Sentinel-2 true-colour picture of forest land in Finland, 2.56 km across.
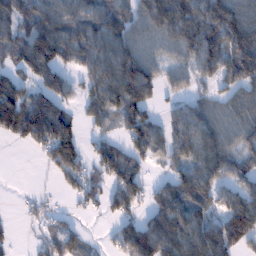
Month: January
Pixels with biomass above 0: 75%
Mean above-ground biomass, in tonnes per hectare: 79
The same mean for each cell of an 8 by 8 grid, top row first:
109 102 90 99 87 125 109 93
103 155 94 94 66 71 112 110
79 96 41 102 127 39 46 92
146 135 40 81 100 45 71 74
24 104 69 52 102 80 92 75
0 14 60 81 46 73 99 75
4 24 24 57 51 111 74 110
15 47 33 37 142 132 123 100
